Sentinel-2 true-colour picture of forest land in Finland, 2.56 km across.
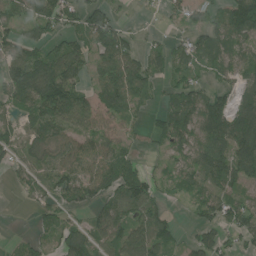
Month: July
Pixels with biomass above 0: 74%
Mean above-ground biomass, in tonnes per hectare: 71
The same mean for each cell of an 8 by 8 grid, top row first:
62 112 69 56 8 30 52 109
71 56 72 121 38 45 75 64
126 134 66 114 88 53 37 55
61 115 99 74 29 90 132 94
74 93 90 64 14 72 115 132
31 70 99 95 59 49 99 84
2 49 53 73 82 12 67 80
14 35 94 81 117 42 76 49
